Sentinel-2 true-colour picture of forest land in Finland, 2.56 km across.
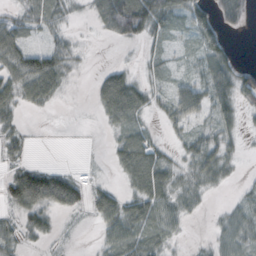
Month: October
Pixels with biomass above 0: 64%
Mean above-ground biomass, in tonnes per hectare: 29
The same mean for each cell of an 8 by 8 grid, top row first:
18 41 5 76 89 37 45 58
42 30 7 3 18 9 45 4
43 59 4 46 18 17 57 52
23 8 0 40 28 44 39 32
18 0 0 13 36 15 44 15
35 54 11 7 58 29 45 7
31 43 23 45 50 34 7 21
23 15 1 32 46 12 11 36
